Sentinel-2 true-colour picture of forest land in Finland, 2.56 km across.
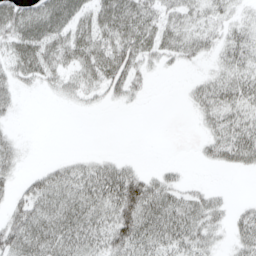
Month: April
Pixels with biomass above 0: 65%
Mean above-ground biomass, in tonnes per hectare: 33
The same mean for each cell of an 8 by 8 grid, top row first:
52 63 39 58 51 34 30 15
47 49 49 54 45 36 24 44
30 24 31 48 16 1 25 43
10 0 6 2 1 0 35 40
17 0 0 0 0 0 26 63
19 34 44 55 37 14 1 4
33 47 50 59 75 50 41 15
60 57 53 54 59 52 30 32
